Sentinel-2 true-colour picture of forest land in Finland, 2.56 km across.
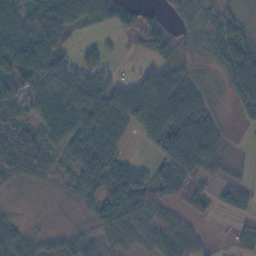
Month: November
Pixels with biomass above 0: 78%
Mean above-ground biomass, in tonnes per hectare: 47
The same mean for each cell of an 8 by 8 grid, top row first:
72 101 75 40 28 17 22 29
110 96 17 8 38 31 20 53
90 78 71 39 50 56 8 67
42 66 78 76 75 81 32 18
94 49 58 51 20 88 71 3
49 31 60 56 33 80 34 9
6 4 14 72 55 33 26 33
54 29 35 29 32 46 12 34
